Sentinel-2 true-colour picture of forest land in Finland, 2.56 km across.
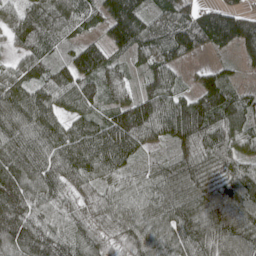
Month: May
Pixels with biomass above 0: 95%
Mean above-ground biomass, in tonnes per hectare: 101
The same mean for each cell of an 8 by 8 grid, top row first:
89 113 94 126 102 107 109 93
54 84 86 90 98 121 75 96
91 86 120 72 64 58 75 34
127 106 77 89 133 129 147 105
120 113 142 156 75 77 107 80
154 118 105 76 56 88 93 107
154 90 58 87 84 107 152 148
123 126 92 65 101 105 130 116
